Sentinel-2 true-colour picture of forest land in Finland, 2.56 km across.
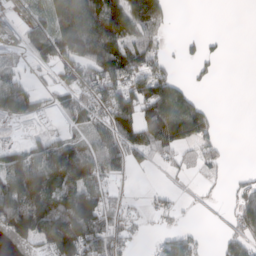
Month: March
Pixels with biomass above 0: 56%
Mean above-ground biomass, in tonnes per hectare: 73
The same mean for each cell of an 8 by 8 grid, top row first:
41 77 200 197 156 8 0 0
51 114 198 168 89 7 19 0
43 19 83 127 126 60 14 0
50 14 78 134 133 184 45 0
18 61 60 95 90 84 49 0
142 150 119 66 4 16 21 15
208 138 171 53 14 21 5 82
62 125 131 82 14 64 7 68
